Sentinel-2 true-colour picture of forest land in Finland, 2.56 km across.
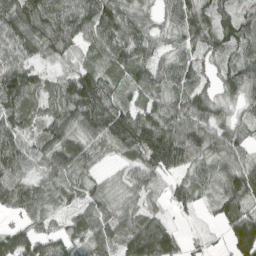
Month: April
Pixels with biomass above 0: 90%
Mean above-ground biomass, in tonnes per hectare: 81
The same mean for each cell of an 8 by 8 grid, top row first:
111 133 115 115 64 79 87 60
93 87 69 92 79 49 76 84
121 42 132 56 83 82 41 106
96 49 117 115 84 80 89 38
86 89 81 82 140 120 78 62
84 74 69 21 62 46 67 106
73 48 62 65 46 38 22 101
115 77 79 74 157 73 18 141
